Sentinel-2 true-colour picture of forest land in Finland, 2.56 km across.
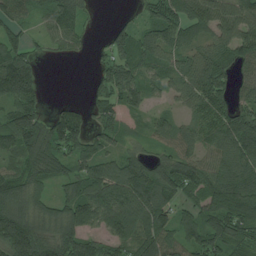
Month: July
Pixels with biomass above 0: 84%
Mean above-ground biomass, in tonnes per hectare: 103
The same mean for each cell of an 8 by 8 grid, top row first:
78 87 90 8 57 114 116 110
102 31 28 90 115 87 74 114
228 6 0 129 102 75 146 58
131 55 67 76 52 40 107 98
125 163 118 70 42 99 88 146
88 108 110 129 159 148 118 131
143 88 141 137 149 94 111 172
220 120 133 91 112 107 140 103
